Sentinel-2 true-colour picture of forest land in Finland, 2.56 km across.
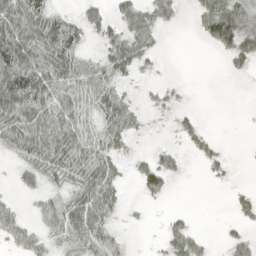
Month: April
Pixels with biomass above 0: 55%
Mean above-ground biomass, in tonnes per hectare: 32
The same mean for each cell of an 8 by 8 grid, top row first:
81 32 23 26 37 21 61 62
69 45 22 37 27 0 18 55
110 75 52 31 4 2 0 3
88 63 41 54 12 13 0 0
50 66 56 33 1 12 20 1
23 23 40 47 59 22 9 0
19 32 74 40 5 3 0 20
27 21 57 37 0 45 10 30
